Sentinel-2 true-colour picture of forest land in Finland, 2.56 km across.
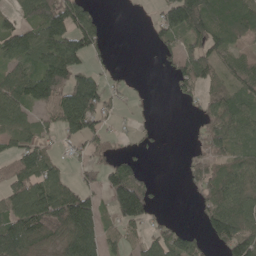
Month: May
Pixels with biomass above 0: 63%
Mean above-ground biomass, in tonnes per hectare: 70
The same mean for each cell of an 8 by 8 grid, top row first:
49 128 114 1 2 114 126 111
92 116 111 18 2 48 77 40
100 155 94 19 2 44 69 64
83 75 188 35 3 1 56 94
54 31 59 34 11 0 74 64
91 102 30 99 54 1 82 80
87 134 130 72 116 0 64 96
140 87 134 35 49 85 46 115
